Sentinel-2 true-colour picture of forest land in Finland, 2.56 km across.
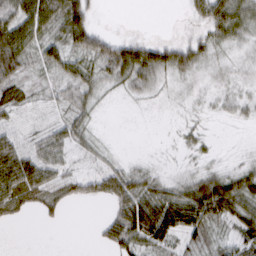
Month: March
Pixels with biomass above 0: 68%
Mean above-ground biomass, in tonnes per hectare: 30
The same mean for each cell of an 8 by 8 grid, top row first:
63 59 55 0 0 0 56 51
73 35 54 53 46 39 28 19
41 17 40 27 38 21 14 13
19 5 30 2 3 7 9 15
36 39 22 5 0 7 9 2
76 39 24 37 31 12 30 37
34 28 3 25 78 77 79 49
0 0 0 40 70 40 28 37
